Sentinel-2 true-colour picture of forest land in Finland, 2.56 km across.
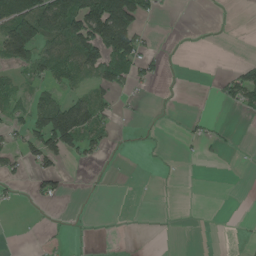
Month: June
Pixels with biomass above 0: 32%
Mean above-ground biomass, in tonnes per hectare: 38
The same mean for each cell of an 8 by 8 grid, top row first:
147 138 159 239 52 1 0 0
165 72 143 156 44 1 1 0
27 53 44 79 40 1 2 78
49 128 144 32 2 2 2 22
38 124 77 13 8 2 20 2
22 52 10 2 1 4 0 0
7 5 4 11 0 0 0 0
0 5 2 3 8 1 1 2
